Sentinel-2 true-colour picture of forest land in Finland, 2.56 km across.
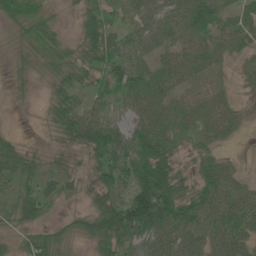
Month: June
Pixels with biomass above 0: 81%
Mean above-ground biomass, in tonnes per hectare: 49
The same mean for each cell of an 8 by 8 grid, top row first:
51 26 27 40 49 57 68 49
16 36 37 67 53 51 49 40
13 28 50 76 71 55 36 13
1 22 51 24 65 44 59 25
30 8 48 89 89 37 34 6
62 40 26 71 98 80 55 22
52 34 13 88 177 101 74 63
20 52 20 77 64 71 47 60
